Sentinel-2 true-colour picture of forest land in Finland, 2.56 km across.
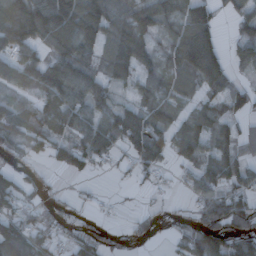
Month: October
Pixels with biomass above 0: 72%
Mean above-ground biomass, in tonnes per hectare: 61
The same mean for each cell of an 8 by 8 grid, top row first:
109 120 125 87 86 65 71 52
94 61 89 76 81 75 123 46
89 88 84 55 42 60 60 23
114 80 67 73 69 39 56 40
61 68 64 72 90 61 55 49
46 16 28 5 21 13 68 64
50 32 11 4 11 7 78 80
112 51 40 20 17 30 105 81
